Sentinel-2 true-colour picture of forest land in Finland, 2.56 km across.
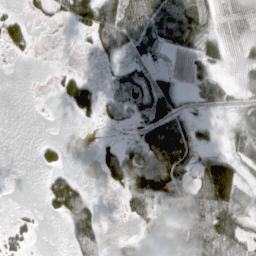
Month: March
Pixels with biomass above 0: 54%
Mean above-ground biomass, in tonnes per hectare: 38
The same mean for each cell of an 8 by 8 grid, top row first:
23 13 69 79 85 115 36 0
30 1 6 48 47 43 44 11
0 4 42 16 46 34 45 15
0 1 40 20 51 60 18 28
0 23 0 16 54 104 15 36
0 21 16 38 97 104 108 67
4 22 122 0 37 64 83 43
27 0 51 3 30 83 79 46
